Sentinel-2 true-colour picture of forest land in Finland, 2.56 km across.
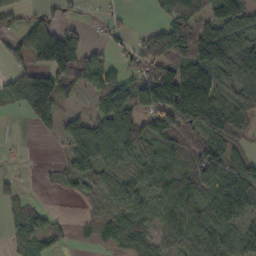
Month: October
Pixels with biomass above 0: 71%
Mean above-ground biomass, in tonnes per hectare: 71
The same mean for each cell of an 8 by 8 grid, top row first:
46 42 19 16 3 132 104 115
61 179 90 33 64 124 143 105
60 123 76 81 79 166 110 100
18 94 22 106 96 150 157 126
3 4 88 125 91 71 84 46
12 7 67 48 62 65 103 93
28 16 10 34 37 80 80 78
39 32 7 37 69 52 73 66
